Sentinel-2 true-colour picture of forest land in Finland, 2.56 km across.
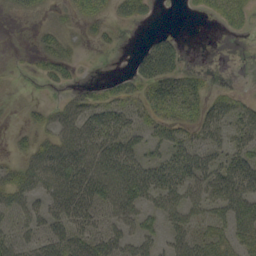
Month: September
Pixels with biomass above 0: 55%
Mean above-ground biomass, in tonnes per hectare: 29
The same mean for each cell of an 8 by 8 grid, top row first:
7 6 18 14 17 0 13 25
1 22 5 6 21 29 0 0
0 18 8 12 43 44 11 0
1 16 40 44 28 32 36 32
10 28 56 57 27 38 35 33
28 57 63 69 59 60 39 73
27 36 53 38 39 43 36 64
21 41 43 30 32 22 37 40
